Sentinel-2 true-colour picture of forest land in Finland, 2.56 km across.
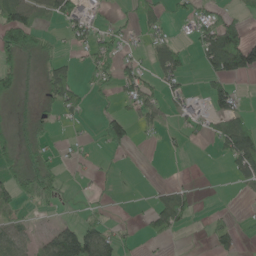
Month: May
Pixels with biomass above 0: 41%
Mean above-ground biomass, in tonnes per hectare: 36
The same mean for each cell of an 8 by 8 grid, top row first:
74 33 62 12 38 23 48 30
74 24 24 44 24 47 94 140
39 51 24 36 55 49 52 35
14 15 32 27 53 30 41 40
35 19 14 55 6 9 8 111
38 46 9 8 1 2 0 48
32 9 8 8 10 72 4 4
53 46 144 52 15 7 21 26
